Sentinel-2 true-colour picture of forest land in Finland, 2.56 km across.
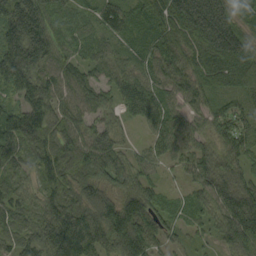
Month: September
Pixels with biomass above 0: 97%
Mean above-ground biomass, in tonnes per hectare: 74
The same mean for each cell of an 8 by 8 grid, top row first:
127 98 38 62 58 126 177 60
129 102 57 40 56 75 101 93
94 74 67 50 55 68 53 46
82 87 60 40 56 43 58 61
71 99 80 64 25 45 47 86
50 85 74 75 57 19 53 61
63 87 106 100 104 40 55 71
59 111 161 118 117 31 29 86
